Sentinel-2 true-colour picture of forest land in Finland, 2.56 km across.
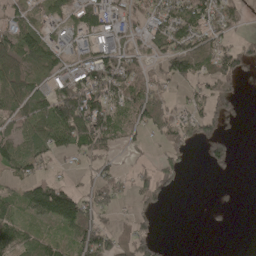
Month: May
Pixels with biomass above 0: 60%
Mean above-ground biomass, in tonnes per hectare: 56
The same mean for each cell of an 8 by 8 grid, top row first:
47 43 47 60 41 82 86 37
78 73 36 80 37 84 71 50
66 49 95 128 69 79 59 44
51 80 176 89 72 39 74 19
70 73 97 53 19 53 76 5
42 32 19 43 49 35 6 2
44 130 100 50 37 0 3 0
70 48 103 90 72 0 0 0
